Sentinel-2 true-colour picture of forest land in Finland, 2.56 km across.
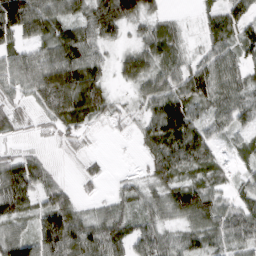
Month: March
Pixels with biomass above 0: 86%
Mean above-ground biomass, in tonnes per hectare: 63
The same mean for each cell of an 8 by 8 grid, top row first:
121 82 55 119 71 19 38 64
54 55 85 29 65 57 40 60
58 108 112 30 70 71 102 68
40 52 91 37 38 122 57 73
18 12 20 2 41 114 74 36
97 47 21 11 31 70 60 26
72 90 43 45 48 80 83 68
81 117 106 91 74 51 65 71
